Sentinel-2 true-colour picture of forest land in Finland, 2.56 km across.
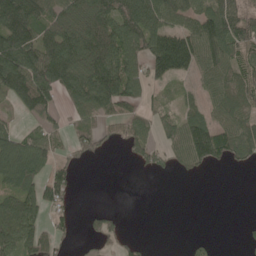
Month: May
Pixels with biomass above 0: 61%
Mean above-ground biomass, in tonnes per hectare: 72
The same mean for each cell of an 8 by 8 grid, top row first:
168 98 120 124 141 87 104 79
177 137 151 150 108 179 112 79
149 153 136 157 78 60 56 72
39 70 58 58 38 46 54 82
88 72 44 19 65 66 151 110
144 71 10 0 9 14 8 1
113 78 4 11 0 0 0 0
92 68 9 33 8 0 7 8
